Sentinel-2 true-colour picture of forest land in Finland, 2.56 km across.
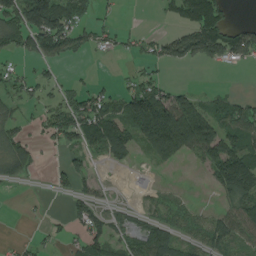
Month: August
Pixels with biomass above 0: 53%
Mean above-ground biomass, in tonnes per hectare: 59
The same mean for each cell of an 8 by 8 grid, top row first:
110 145 49 15 0 48 168 1
67 96 45 28 28 85 151 125
45 30 17 9 48 6 1 0
28 43 101 77 164 192 84 67
73 20 58 116 58 144 120 96
45 12 54 2 6 1 31 186
0 3 57 25 21 35 13 90
10 17 37 73 78 71 58 60
